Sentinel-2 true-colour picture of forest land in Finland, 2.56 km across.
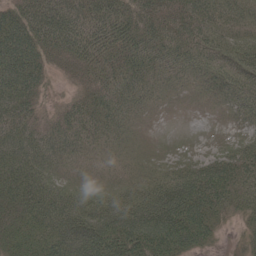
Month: May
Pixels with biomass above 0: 93%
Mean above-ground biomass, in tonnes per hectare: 48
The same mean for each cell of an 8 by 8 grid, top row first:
52 82 71 75 57 50 52 32
71 58 70 59 58 54 44 39
63 25 29 51 46 33 35 43
48 19 43 48 25 8 8 32
51 50 38 31 13 2 5 31
55 42 24 23 28 58 78 51
52 71 55 63 85 105 61 27
46 62 86 89 95 89 33 12
